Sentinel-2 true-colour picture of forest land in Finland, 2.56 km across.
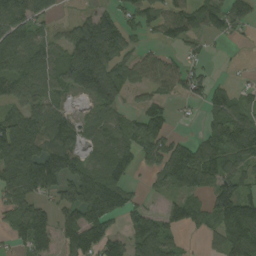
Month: September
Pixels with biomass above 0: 72%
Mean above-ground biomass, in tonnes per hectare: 86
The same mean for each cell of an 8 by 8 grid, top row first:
119 65 32 57 70 79 79 51
105 79 186 133 27 37 15 3
97 91 146 141 51 63 40 8
73 83 24 76 73 19 55 82
159 98 57 98 92 74 89 136
136 80 98 94 28 192 134 87
83 54 138 126 51 67 94 211
55 80 131 84 128 41 32 202
